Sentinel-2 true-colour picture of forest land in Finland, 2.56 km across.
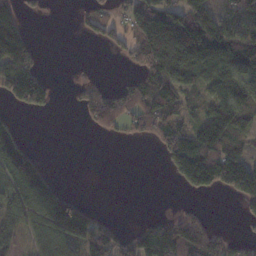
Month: November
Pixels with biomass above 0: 53%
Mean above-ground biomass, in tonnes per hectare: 80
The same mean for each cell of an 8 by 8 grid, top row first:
80 9 23 38 134 130 110 70
158 1 0 26 139 151 101 137
183 56 17 6 106 111 72 96
32 27 39 134 126 97 91 138
82 0 0 9 19 125 171 99
109 55 0 0 0 59 171 208
136 181 102 0 0 15 9 32
75 127 150 115 127 148 99 35
